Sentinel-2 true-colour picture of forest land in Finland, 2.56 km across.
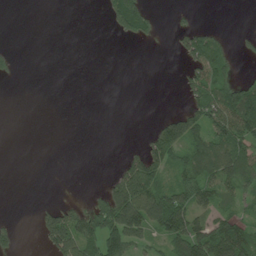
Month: July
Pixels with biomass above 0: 38%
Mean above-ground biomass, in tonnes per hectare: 52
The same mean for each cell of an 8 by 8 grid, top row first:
0 0 0 63 104 8 0 0
6 0 0 0 3 25 103 20
9 0 0 0 0 5 107 57
0 0 0 0 0 35 111 162
0 0 0 0 33 118 119 102
0 0 0 34 170 56 89 124
0 38 55 208 196 154 66 45
37 86 156 139 70 131 144 129
